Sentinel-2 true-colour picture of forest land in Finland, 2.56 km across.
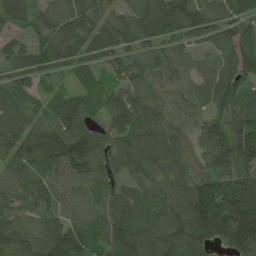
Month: June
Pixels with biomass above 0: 93%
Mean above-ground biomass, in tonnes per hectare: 88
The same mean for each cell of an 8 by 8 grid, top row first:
64 63 92 56 90 101 84 70
50 66 75 90 68 61 41 84
55 32 46 48 77 60 64 85
77 65 97 67 95 57 64 102
94 109 138 72 100 90 99 177
69 76 94 55 66 85 107 130
71 83 74 71 65 98 225 229
103 98 101 94 106 117 100 171
